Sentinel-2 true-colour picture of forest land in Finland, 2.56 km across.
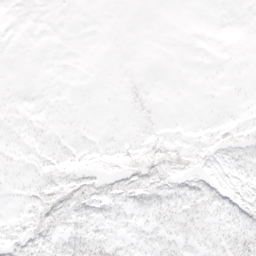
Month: April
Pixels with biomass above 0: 37%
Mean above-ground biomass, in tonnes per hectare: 4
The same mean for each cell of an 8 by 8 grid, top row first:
0 0 0 0 0 0 0 0
0 0 0 0 0 0 0 0
0 0 0 0 1 0 0 0
1 0 0 0 2 0 0 1
1 2 2 2 5 4 4 6
1 5 8 7 12 7 4 5
2 13 9 6 8 11 9 9
10 13 13 9 6 9 8 13
